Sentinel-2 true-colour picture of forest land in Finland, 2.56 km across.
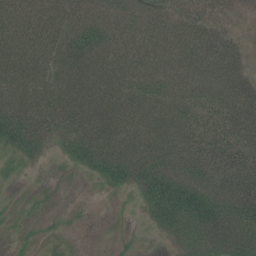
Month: July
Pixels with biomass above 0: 79%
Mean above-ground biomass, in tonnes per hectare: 51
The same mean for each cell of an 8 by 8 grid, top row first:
89 66 59 62 67 48 38 12
73 66 74 69 65 54 43 18
70 62 71 71 74 65 60 39
99 68 64 69 82 81 52 51
62 34 68 71 67 63 40 40
5 2 11 54 67 82 66 54
1 2 2 1 30 97 98 70
2 5 1 2 4 38 77 78
